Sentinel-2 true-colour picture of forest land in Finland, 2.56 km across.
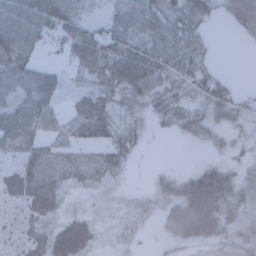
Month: February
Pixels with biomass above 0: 82%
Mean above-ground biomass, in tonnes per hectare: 41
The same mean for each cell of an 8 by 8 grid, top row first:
60 64 35 30 52 46 29 67
60 23 65 58 56 55 25 4
63 50 26 63 71 45 56 5
40 47 39 47 26 43 42 51
45 32 34 50 13 3 27 23
48 55 35 30 2 28 75 33
22 47 12 11 16 58 112 45
22 50 59 13 6 38 62 47
